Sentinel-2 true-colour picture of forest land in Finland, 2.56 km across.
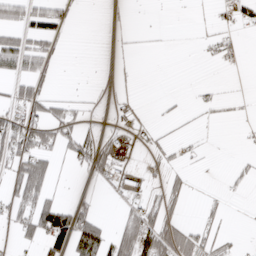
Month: April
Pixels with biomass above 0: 30%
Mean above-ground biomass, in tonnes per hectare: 23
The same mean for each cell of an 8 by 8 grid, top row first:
35 58 1 2 1 1 4 27
68 30 0 2 1 1 9 9
44 16 0 6 0 0 2 0
37 46 14 5 3 6 6 2
65 44 52 20 9 12 2 2
49 55 4 28 20 17 1 11
39 82 33 2 45 17 10 1
24 83 84 51 85 79 32 8
